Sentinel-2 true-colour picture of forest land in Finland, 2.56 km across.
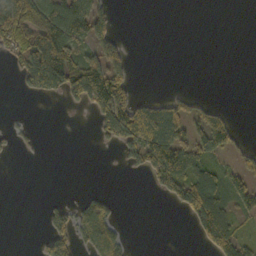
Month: October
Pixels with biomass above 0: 35%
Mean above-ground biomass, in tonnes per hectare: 41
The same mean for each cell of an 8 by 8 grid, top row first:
98 116 110 42 0 0 0 0
58 123 64 84 0 0 0 0
21 96 124 137 0 0 0 0
2 0 13 146 86 69 42 1
15 1 0 33 111 95 81 30
0 0 0 0 30 99 81 53
0 16 41 30 0 29 109 39
0 47 40 79 0 0 66 52
